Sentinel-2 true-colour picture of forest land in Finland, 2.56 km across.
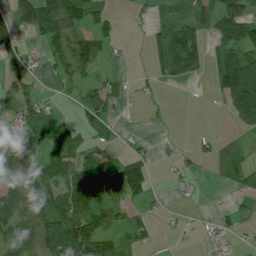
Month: July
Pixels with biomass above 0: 56%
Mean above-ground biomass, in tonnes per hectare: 52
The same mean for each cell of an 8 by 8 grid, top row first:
92 131 90 29 6 42 51 98
56 39 86 20 9 109 40 84
39 12 41 30 8 35 19 147
46 45 32 34 2 0 0 103
137 59 42 21 6 0 14 21
104 86 73 85 73 12 6 41
84 120 105 68 17 3 1 13
79 141 187 74 35 1 12 12
